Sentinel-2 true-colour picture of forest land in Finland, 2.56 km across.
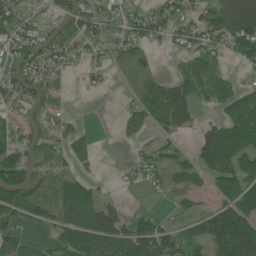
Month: June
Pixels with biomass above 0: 64%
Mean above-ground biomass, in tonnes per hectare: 60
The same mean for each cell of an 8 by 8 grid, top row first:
66 26 64 36 49 54 52 11
53 69 46 43 55 29 48 84
60 50 10 15 100 50 50 19
25 45 4 1 67 112 14 91
62 49 57 4 30 34 117 115
106 49 54 6 40 69 69 114
91 53 139 58 12 34 38 140
56 34 109 114 125 61 104 205
